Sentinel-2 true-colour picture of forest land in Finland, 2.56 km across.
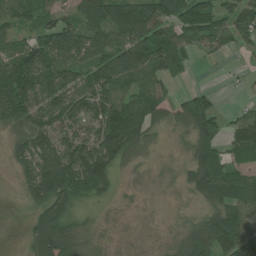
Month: July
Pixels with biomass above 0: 74%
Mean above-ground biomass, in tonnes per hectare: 79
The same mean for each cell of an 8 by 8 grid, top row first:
82 74 104 137 133 99 98 88
60 112 117 120 155 102 46 34
174 111 86 132 100 38 1 6
121 102 84 141 101 60 116 33
48 114 96 151 57 9 76 88
33 165 156 80 4 11 134 59
1 113 27 5 2 3 65 95
1 150 61 4 1 26 136 110
